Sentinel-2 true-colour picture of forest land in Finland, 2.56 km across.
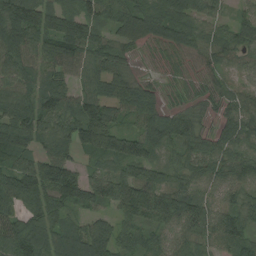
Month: August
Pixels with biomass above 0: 93%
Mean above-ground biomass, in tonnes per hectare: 88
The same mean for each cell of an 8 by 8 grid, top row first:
126 115 99 83 124 130 76 41
129 106 114 72 53 80 95 67
97 81 58 99 43 33 50 37
121 100 104 77 120 76 37 90
122 73 93 105 126 106 62 80
100 110 68 87 90 64 75 89
74 101 65 66 116 135 81 87
111 110 116 100 79 66 67 91
